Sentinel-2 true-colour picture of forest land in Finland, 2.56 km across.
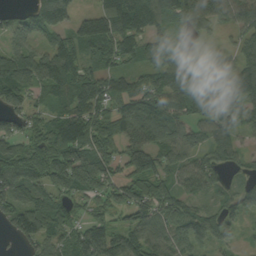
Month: September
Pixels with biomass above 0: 86%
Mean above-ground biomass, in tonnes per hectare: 97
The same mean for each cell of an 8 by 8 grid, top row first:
48 168 67 178 193 126 138 84
61 97 108 119 89 68 50 61
144 136 111 77 75 103 52 53
88 64 125 101 123 97 91 95
104 119 151 98 136 111 74 47
131 125 87 68 135 84 92 38
112 114 44 94 145 105 47 81
38 89 113 115 116 81 69 35
